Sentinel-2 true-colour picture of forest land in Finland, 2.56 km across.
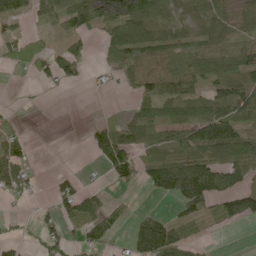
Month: June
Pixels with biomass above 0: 59%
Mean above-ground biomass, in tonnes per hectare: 55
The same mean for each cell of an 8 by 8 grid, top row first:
63 31 81 148 96 38 70 46
59 34 20 53 80 71 64 62
1 32 30 15 60 76 70 93
5 0 0 3 47 64 85 94
48 0 1 118 51 59 132 121
96 8 15 54 50 156 137 79
4 16 77 41 11 35 52 99
24 52 39 26 108 83 7 0
